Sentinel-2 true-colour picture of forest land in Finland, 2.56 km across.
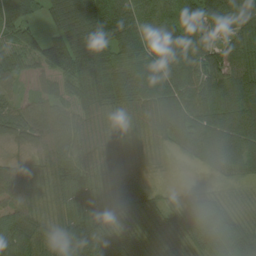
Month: August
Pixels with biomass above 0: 92%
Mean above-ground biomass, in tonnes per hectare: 65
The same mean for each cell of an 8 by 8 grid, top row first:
132 50 105 122 78 83 82 64
46 83 95 76 71 61 49 50
33 30 71 68 81 71 66 81
57 65 53 45 58 70 74 97
36 62 68 42 30 41 87 89
46 53 62 41 28 1 16 34
56 49 62 65 62 40 69 48
102 74 115 84 64 56 79 108
